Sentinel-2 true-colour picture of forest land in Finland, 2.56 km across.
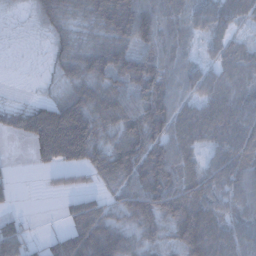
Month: December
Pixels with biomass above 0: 82%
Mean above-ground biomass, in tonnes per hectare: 59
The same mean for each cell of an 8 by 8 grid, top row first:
7 45 40 90 89 62 74 56
2 20 45 71 59 60 30 45
1 13 55 58 82 59 56 66
38 79 87 72 80 72 76 83
4 114 117 58 85 75 57 86
8 20 27 68 88 78 66 79
10 0 66 37 83 84 85 68
72 29 98 83 41 46 106 78
